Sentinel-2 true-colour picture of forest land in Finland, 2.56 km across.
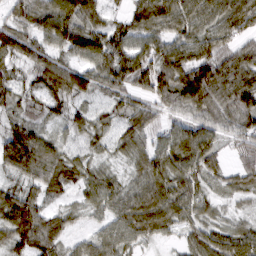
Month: March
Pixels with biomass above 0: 92%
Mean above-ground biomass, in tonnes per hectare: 68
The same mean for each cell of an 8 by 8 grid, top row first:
64 100 99 26 85 96 81 112
68 70 97 91 68 83 85 65
48 81 80 80 80 120 133 103
39 34 40 39 63 65 86 101
104 60 41 39 52 90 81 54
47 86 48 32 63 85 56 45
97 44 29 50 80 87 37 21
76 87 29 61 44 21 67 67
